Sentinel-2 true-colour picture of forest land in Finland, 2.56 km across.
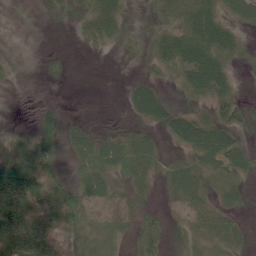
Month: June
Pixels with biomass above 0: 72%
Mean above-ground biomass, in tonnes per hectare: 28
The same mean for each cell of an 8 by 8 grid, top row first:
0 9 24 50 9 33 58 33
2 1 4 10 12 70 75 30
4 7 0 0 26 23 67 10
0 19 1 0 56 34 25 34
29 47 43 39 39 24 71 32
70 34 35 36 25 38 27 23
72 32 39 15 17 12 25 20
73 47 18 19 36 9 18 13
